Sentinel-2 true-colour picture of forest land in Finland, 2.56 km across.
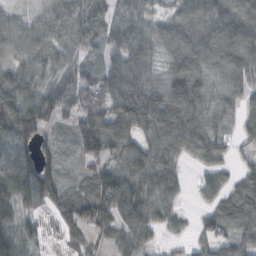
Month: October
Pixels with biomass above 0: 87%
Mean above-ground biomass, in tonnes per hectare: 61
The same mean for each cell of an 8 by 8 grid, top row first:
42 59 72 49 59 56 86 93
78 73 50 46 68 88 106 125
84 53 47 60 62 92 74 56
110 74 60 81 93 99 65 43
87 30 67 67 50 65 56 19
95 64 30 66 67 44 34 33
56 33 66 85 63 29 31 68
62 16 41 41 40 8 46 56
